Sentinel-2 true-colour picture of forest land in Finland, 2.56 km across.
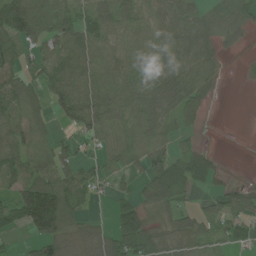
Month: July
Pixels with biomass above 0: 72%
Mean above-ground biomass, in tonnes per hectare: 55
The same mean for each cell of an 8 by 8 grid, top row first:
113 82 46 75 56 80 38 46
72 49 90 62 73 92 67 19
70 62 89 75 77 93 57 3
42 32 92 79 87 59 18 0
63 26 25 61 40 24 8 0
80 65 58 34 48 85 52 4
74 153 37 22 37 44 32 59
7 78 38 55 80 61 39 37
